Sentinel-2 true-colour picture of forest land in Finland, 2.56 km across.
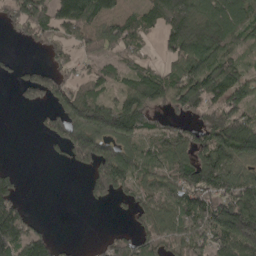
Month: April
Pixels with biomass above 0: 68%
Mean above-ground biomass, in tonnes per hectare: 82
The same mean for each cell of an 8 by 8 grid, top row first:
92 91 139 72 68 147 111 106
10 40 48 60 34 94 118 55
44 113 50 55 107 92 138 87
5 58 145 131 102 47 99 99
0 35 164 131 74 83 117 142
32 0 17 177 82 94 138 96
85 0 4 23 61 107 147 151
135 55 4 58 65 62 77 184
